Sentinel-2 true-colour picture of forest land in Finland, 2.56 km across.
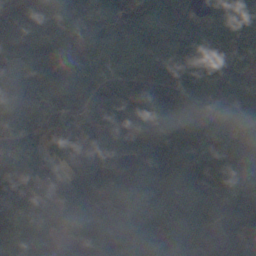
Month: November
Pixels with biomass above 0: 93%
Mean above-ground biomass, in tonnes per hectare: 98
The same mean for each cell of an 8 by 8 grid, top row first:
119 111 152 133 106 100 72 131
91 91 95 89 121 85 65 77
119 129 131 96 119 97 82 70
104 103 93 156 110 118 126 111
70 40 135 137 141 98 86 88
82 48 74 92 113 102 109 56
74 62 99 61 93 98 123 90
79 71 68 104 114 84 72 91
